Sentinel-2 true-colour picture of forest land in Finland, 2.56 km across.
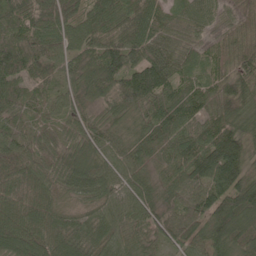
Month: May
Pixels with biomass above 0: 98%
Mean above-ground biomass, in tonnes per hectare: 76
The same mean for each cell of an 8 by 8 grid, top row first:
68 85 75 80 91 49 59 54
84 83 70 91 96 70 49 60
80 57 70 116 141 78 57 80
69 45 62 53 66 87 67 93
84 55 71 59 50 77 108 123
118 62 83 66 53 70 135 116
96 66 34 62 77 59 104 96
104 88 64 60 59 56 76 66
